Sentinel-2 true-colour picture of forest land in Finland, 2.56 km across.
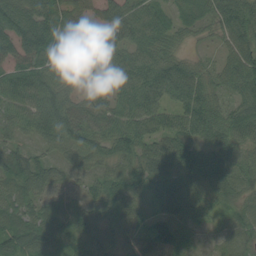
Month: August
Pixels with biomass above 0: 95%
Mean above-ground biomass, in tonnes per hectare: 64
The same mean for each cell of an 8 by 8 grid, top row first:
101 85 60 59 69 31 43 79
77 99 79 88 60 30 13 68
56 67 35 57 73 91 45 72
53 82 64 60 80 60 77 61
43 44 70 67 66 73 53 51
69 68 37 55 72 71 83 58
66 47 51 67 56 79 56 49
91 82 67 75 107 95 17 50
